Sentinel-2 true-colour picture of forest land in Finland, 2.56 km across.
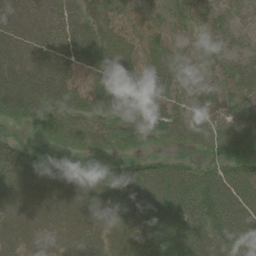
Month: August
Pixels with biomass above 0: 83%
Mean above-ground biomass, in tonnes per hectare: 36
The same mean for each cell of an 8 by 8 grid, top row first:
22 22 17 21 20 37 38 29
18 24 42 29 22 22 47 22
31 36 26 33 22 26 26 39
35 33 39 26 45 31 41 39
30 17 36 35 27 24 31 38
47 39 34 38 64 50 38 44
33 32 39 41 80 59 55 57
31 30 38 34 63 50 44 51
